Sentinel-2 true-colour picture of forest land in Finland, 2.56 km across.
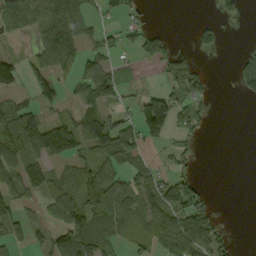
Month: September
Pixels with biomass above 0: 52%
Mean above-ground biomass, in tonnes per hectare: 49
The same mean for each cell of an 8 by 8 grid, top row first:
75 101 109 18 25 0 5 19
8 97 71 42 66 26 24 13
6 16 56 74 8 51 29 57
88 25 39 18 10 68 24 0
115 138 56 66 39 28 2 0
74 68 68 57 47 55 1 0
58 44 96 78 85 119 48 0
54 40 112 50 38 115 92 3
